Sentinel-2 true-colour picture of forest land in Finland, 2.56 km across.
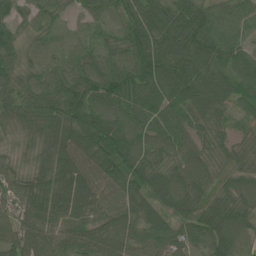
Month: June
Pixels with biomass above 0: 98%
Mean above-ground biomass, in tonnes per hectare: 70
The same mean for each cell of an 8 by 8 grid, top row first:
41 51 36 60 87 84 77 73
56 52 53 48 93 84 88 66
57 62 80 93 101 107 79 70
67 74 101 85 93 70 72 40
27 49 91 106 78 73 45 33
44 53 90 82 81 62 57 57
55 72 83 61 77 67 69 76
78 78 77 91 74 67 70 81
